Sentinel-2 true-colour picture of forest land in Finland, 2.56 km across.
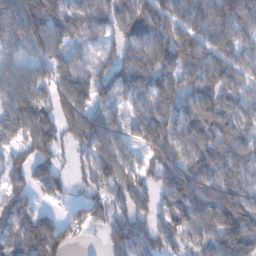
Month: January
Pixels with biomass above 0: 85%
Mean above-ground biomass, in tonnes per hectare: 102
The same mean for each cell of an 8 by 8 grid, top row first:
142 140 101 115 156 100 144 123
73 120 49 63 136 155 107 71
91 72 99 115 138 112 132 68
116 92 114 68 77 114 126 75
58 125 77 95 79 115 118 93
59 103 35 115 61 147 126 100
78 35 54 99 58 116 144 168
98 157 25 80 75 81 100 243
